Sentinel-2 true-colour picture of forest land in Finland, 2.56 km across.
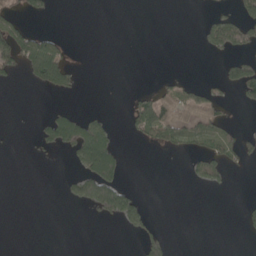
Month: May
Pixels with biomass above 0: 19%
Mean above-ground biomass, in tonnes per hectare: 22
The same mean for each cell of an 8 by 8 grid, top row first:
31 16 0 0 0 0 11 45
85 66 0 0 0 0 25 46
11 85 11 0 0 15 7 73
0 13 21 4 53 54 48 5
0 38 106 56 16 29 33 33
0 0 57 69 0 0 49 1
0 0 23 95 30 0 0 10
0 0 0 0 43 5 0 2
